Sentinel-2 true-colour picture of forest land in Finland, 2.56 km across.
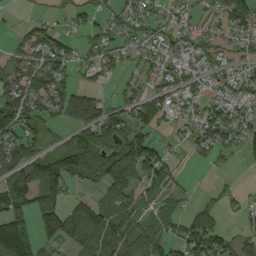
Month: September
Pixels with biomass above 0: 69%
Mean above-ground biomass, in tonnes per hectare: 57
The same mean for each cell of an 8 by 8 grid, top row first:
7 18 35 32 42 28 27 99
37 85 36 45 37 47 42 30
80 90 32 22 33 49 41 51
103 55 111 60 70 49 56 50
75 36 84 97 95 16 62 50
75 111 59 118 72 29 3 4
78 78 53 77 40 26 33 22
127 48 88 127 88 48 107 40
